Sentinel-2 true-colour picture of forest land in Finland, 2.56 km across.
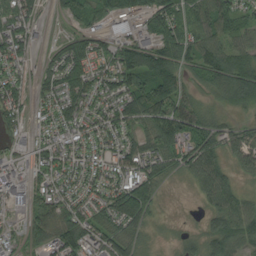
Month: August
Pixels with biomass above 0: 85%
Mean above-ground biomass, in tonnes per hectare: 74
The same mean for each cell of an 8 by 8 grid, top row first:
93 14 64 98 81 94 84 66
96 26 77 78 116 114 87 74
59 59 73 92 121 78 68 115
74 53 88 76 108 123 56 34
39 64 74 72 75 94 93 83
71 63 72 79 85 32 109 47
40 77 67 88 97 3 45 92
37 89 109 87 31 19 77 87
